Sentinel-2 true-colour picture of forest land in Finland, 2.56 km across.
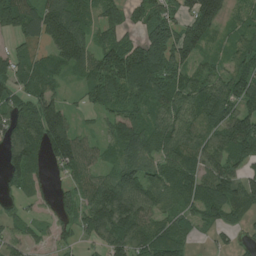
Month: July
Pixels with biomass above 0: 84%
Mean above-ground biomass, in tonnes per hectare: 75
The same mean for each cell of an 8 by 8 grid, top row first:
93 130 96 50 59 56 108 44
31 57 107 83 90 89 44 63
63 64 42 104 94 77 75 83
66 108 24 59 63 80 100 97
98 118 92 56 89 104 88 111
63 29 63 73 95 91 92 72
21 27 71 153 96 71 101 88
37 30 34 93 101 98 19 22
